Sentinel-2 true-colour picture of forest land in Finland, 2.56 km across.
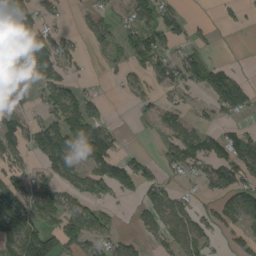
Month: August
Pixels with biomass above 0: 54%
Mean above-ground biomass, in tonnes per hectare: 67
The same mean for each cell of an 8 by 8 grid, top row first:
101 45 21 41 75 59 5 20
87 83 36 46 132 48 24 1
43 76 30 14 51 74 126 74
65 64 122 11 23 54 32 67
92 142 135 74 3 91 91 105
63 62 97 121 80 35 77 93
101 108 89 30 55 61 31 106
138 110 110 54 40 68 45 42
